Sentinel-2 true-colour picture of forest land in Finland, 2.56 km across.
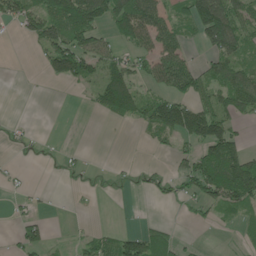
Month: June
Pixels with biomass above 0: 46%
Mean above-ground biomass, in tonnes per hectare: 48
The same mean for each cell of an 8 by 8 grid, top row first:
63 104 146 118 124 53 149 79
0 73 93 39 52 69 50 70
0 26 61 106 39 104 66 96
0 0 1 77 58 113 86 57
11 1 1 0 7 30 110 51
8 0 9 7 13 31 103 134
12 4 1 0 0 7 39 59
31 33 14 48 74 26 1 20
